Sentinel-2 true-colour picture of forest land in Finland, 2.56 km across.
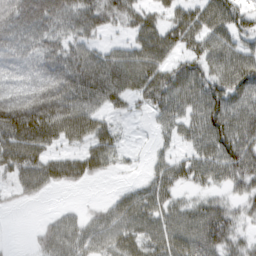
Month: March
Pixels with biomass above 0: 76%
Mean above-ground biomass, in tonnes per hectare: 63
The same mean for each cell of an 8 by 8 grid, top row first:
110 104 78 54 57 60 92 65
78 72 55 35 85 62 74 63
87 128 99 88 87 78 80 94
136 128 90 34 22 66 99 78
103 66 45 47 3 36 81 96
55 67 48 14 21 55 57 66
8 3 15 29 74 55 45 27
1 52 67 61 56 53 52 29
